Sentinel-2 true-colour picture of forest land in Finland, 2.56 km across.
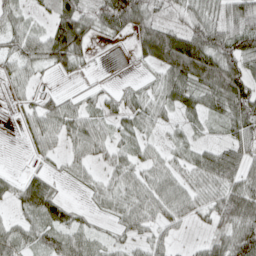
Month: April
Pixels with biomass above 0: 76%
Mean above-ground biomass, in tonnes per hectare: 47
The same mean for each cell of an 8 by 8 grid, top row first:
38 30 85 85 76 35 56 80
48 78 66 5 54 102 101 81
33 8 15 5 17 71 85 79
16 49 41 30 51 44 50 71
2 37 43 36 33 25 26 59
17 31 24 36 41 42 69 65
31 81 19 35 53 47 46 96
51 55 47 23 36 20 32 86
